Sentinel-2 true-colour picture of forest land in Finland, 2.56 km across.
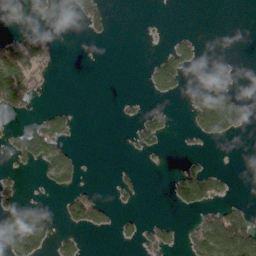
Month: March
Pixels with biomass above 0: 24%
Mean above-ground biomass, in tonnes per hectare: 24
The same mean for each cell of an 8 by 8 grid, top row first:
38 8 31 12 1 0 0 0
75 36 0 0 0 27 0 0
96 14 0 0 8 41 15 11
29 22 3 1 21 7 102 42
31 72 4 0 29 1 11 1
12 33 19 7 7 21 60 0
34 11 78 23 1 20 31 25
69 42 20 6 26 16 95 112
